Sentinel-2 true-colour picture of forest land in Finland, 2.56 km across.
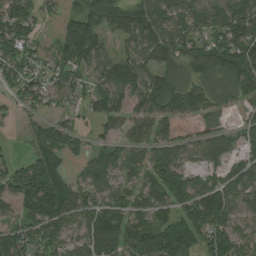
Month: August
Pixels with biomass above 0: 80%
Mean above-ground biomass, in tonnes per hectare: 96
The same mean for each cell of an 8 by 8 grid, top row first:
137 36 101 122 111 100 98 151
99 42 159 37 93 119 92 151
85 73 65 132 117 90 81 111
26 35 41 94 82 132 91 32
7 107 34 56 72 93 95 49
114 188 45 75 89 103 56 89
68 189 100 99 83 103 196 89
106 107 82 179 153 183 110 91
